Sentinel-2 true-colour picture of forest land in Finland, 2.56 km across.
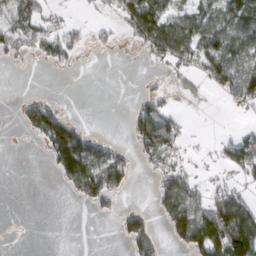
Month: March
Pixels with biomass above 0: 40%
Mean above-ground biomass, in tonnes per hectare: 40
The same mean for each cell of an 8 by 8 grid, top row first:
47 34 2 10 97 50 61 86
35 54 32 15 35 87 73 71
0 0 0 0 5 13 40 90
15 85 0 0 45 22 2 10
0 67 111 25 50 39 4 68
0 3 118 109 4 59 11 22
0 0 7 20 20 95 81 93
0 0 0 2 78 37 148 148
